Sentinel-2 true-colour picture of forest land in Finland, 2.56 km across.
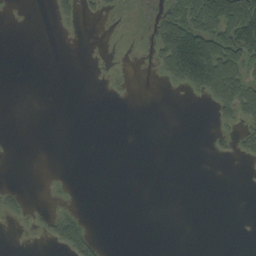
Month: September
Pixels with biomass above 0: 18%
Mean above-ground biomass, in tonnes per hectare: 18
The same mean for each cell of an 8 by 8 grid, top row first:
0 2 15 6 7 67 129 151
0 0 0 1 2 122 127 102
0 0 0 3 0 40 104 73
0 0 0 0 0 0 3 49
0 0 0 0 0 0 3 20
0 1 0 0 0 0 0 0
13 2 5 0 0 0 0 0
0 12 60 0 0 0 0 0
